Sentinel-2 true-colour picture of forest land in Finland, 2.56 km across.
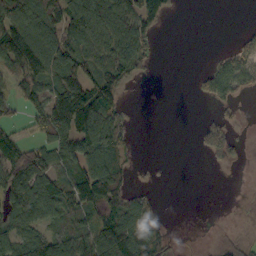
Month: October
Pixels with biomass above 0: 60%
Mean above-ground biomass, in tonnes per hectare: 62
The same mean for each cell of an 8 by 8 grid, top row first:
114 128 120 135 86 7 0 0
130 136 89 121 77 0 2 40
57 91 119 105 17 0 60 70
23 106 171 80 0 0 10 15
83 86 110 97 0 0 62 22
106 81 95 113 8 0 0 4
105 93 76 97 66 0 0 1
83 93 71 135 147 11 6 19
